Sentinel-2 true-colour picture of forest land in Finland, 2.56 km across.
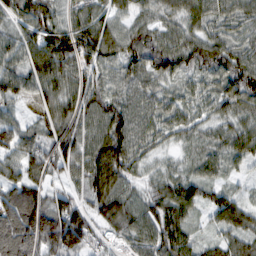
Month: February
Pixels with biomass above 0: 96%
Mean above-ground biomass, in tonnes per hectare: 85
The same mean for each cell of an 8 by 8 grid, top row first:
74 104 69 70 50 62 74 65
84 147 150 103 118 92 100 67
82 102 82 65 80 60 65 119
37 57 97 102 76 64 45 66
105 93 99 128 69 34 52 72
71 70 71 113 42 60 59 28
146 133 88 124 81 101 63 83
182 158 125 50 78 113 37 69
